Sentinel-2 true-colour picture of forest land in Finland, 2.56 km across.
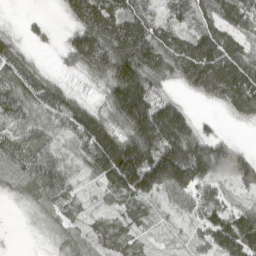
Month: April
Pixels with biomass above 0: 88%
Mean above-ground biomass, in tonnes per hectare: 91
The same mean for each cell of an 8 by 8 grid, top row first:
2 11 127 139 88 55 78 105
48 13 173 174 152 100 125 74
99 49 25 163 185 58 137 139
99 89 95 113 232 153 7 63
91 62 68 137 221 229 121 33
83 91 25 61 200 217 139 135
8 52 29 27 51 45 87 59
1 18 61 58 22 18 73 161
